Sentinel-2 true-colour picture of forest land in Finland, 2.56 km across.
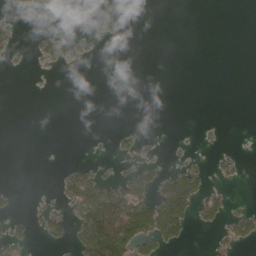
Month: April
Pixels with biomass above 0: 18%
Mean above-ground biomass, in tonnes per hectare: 23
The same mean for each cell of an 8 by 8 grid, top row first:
6 8 1 7 0 0 0 0
18 28 11 0 0 0 0 0
0 0 0 0 0 0 0 0
0 0 0 0 0 0 0 0
0 0 0 8 9 2 3 1
0 0 61 17 62 84 30 15
8 16 92 153 93 152 55 10
37 25 76 185 85 49 6 42
